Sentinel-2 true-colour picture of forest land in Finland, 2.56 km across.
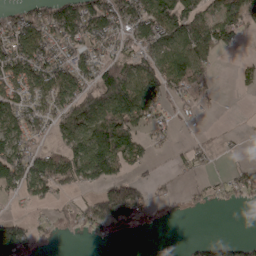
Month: April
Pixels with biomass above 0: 60%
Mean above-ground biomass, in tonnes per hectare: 69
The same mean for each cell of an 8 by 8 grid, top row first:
59 95 128 122 120 138 80 88
92 91 80 57 72 100 113 28
90 101 79 126 122 105 64 25
88 74 114 148 118 34 14 2
93 29 117 177 54 21 18 8
102 128 108 92 23 18 20 50
7 28 55 152 91 5 19 12
108 15 5 22 0 1 33 25
